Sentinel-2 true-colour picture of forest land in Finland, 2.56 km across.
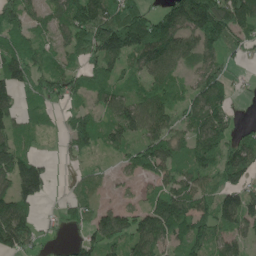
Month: May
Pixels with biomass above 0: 77%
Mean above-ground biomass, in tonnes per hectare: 83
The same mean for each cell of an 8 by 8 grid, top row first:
77 71 154 110 87 152 180 148
71 54 73 134 146 106 89 38
113 85 60 66 61 54 107 17
79 37 43 81 114 69 135 11
74 8 61 71 103 85 113 88
135 69 24 18 49 79 72 107
135 8 55 62 66 132 82 153
136 22 51 93 108 87 88 62
